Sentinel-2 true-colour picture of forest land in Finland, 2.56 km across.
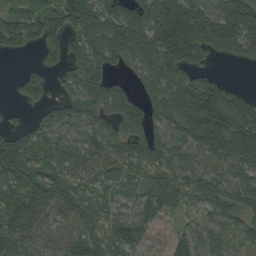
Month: September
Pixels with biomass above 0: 85%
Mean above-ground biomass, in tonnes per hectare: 112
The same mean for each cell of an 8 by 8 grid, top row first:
94 102 171 129 146 263 170 232
55 102 101 147 147 255 119 125
34 78 151 78 73 148 81 8
15 73 126 96 117 142 241 189
144 87 63 84 109 100 150 213
122 105 84 93 71 92 95 93
132 114 109 73 84 69 81 101
106 83 96 75 74 94 85 71
